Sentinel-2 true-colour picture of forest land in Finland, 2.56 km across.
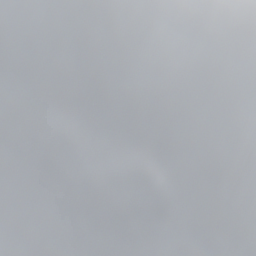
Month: October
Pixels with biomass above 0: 83%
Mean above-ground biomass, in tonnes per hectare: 52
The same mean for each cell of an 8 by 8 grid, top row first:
77 72 76 22 31 43 59 48
72 56 60 40 13 56 67 42
48 64 72 73 9 71 64 44
66 53 90 73 31 20 40 37
57 69 50 72 52 12 28 38
53 53 64 65 91 31 50 87
46 55 58 38 75 35 38 56
28 56 57 87 57 17 46 47
